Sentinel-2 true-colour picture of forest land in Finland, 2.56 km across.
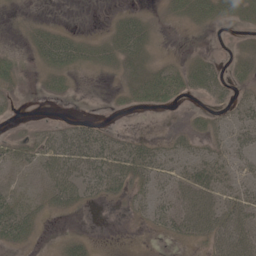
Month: May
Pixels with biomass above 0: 53%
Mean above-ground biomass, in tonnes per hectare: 18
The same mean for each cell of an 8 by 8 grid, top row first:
4 2 0 5 11 13 27 26
5 34 25 21 22 1 2 10
15 15 5 5 25 28 31 17
3 0 0 3 8 4 12 22
15 25 43 24 17 13 15 28
11 30 35 38 27 23 32 22
34 19 14 4 15 34 45 44
27 3 12 0 1 19 30 54
